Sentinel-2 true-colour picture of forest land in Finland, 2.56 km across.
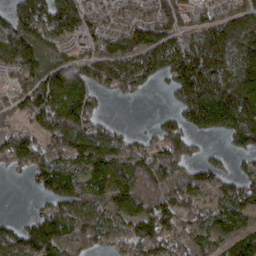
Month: March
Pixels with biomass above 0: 81%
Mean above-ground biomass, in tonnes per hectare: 124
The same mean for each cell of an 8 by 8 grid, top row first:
135 198 175 99 96 132 98 116
184 117 77 134 177 196 242 155
72 146 155 161 124 161 240 209
74 193 192 9 0 75 218 240
146 113 171 122 59 105 17 92
19 131 99 145 103 88 101 91
0 70 115 91 104 139 114 131
120 156 93 82 145 114 111 139
